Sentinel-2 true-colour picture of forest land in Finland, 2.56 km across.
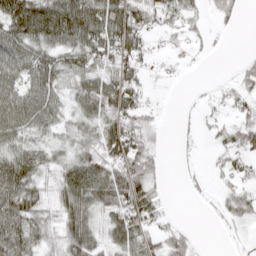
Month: April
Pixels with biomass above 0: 70%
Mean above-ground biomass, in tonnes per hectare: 47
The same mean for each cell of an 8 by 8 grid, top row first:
91 97 104 102 56 49 19 17
83 70 79 79 42 16 13 1
71 77 63 65 28 4 2 27
88 66 43 66 33 3 15 30
61 33 37 78 49 8 12 48
92 32 86 67 57 4 15 36
83 39 73 61 65 2 9 49
79 35 81 44 48 42 1 7
